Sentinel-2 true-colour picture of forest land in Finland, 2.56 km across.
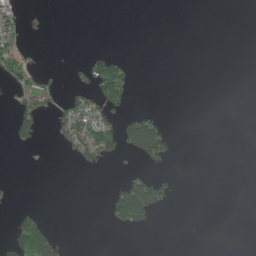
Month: June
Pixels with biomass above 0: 14%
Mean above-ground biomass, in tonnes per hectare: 17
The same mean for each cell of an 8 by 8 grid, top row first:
36 2 0 0 0 0 0 0
34 0 0 4 0 0 0 0
35 12 12 106 0 0 0 0
36 25 62 41 21 0 0 0
20 3 69 69 112 13 0 0
0 0 1 3 41 10 0 0
14 1 0 53 127 4 0 0
54 57 0 0 0 0 0 0
